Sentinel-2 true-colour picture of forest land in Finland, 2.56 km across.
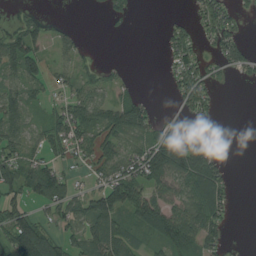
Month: August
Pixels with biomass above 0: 58%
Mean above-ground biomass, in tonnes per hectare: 50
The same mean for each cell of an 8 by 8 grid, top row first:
15 14 0 25 0 7 59 27
100 37 28 0 0 56 22 48
59 38 42 26 1 52 54 10
72 32 78 70 59 14 32 0
59 57 59 73 63 94 52 0
81 88 18 77 97 90 114 1
53 47 61 95 99 73 108 2
107 80 62 100 32 107 75 3
